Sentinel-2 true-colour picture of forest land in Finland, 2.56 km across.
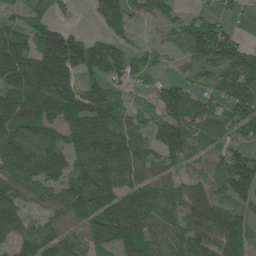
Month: June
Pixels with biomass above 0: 83%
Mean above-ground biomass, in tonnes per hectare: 99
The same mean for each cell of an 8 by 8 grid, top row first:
49 63 5 135 31 37 39 15
154 198 153 91 32 26 130 71
160 221 97 76 33 42 47 103
162 126 172 115 39 93 86 95
133 128 156 153 79 101 61 54
121 115 110 154 89 58 52 137
102 74 150 150 134 82 136 73
86 94 83 131 123 92 120 128
